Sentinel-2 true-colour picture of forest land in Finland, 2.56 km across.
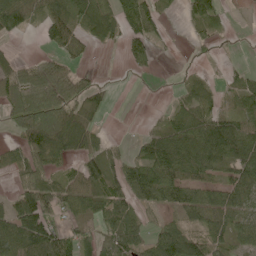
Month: June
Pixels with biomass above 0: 66%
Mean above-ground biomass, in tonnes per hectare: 54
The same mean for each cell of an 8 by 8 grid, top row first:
94 65 73 62 82 6 70 1
8 20 28 14 41 3 15 1
83 109 55 7 3 4 16 26
81 115 93 18 1 40 60 48
30 141 84 17 32 69 88 96
31 65 57 50 74 72 41 65
77 70 53 67 42 50 70 60
105 101 65 58 48 94 62 51
